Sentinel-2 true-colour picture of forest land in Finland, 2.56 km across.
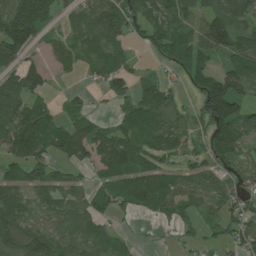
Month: July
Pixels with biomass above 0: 72%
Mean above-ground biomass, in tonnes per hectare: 65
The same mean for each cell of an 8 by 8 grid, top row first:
137 74 46 81 74 64 69 72
122 34 56 56 28 91 90 96
74 43 14 64 31 21 104 103
94 72 44 18 74 40 118 80
103 82 97 109 59 57 73 76
45 58 17 70 80 54 55 51
70 69 61 64 52 58 47 58
121 87 57 38 3 12 21 56
